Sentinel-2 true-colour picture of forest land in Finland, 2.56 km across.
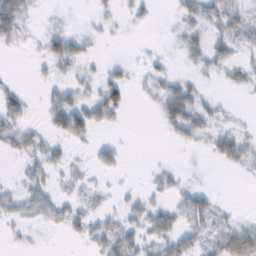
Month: February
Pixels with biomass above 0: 49%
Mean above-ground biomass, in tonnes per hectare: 16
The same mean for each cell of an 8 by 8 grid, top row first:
39 6 1 8 8 8 27 23
8 25 21 1 2 8 25 16
2 10 15 22 11 18 6 14
30 27 45 28 2 45 22 3
22 20 11 11 0 9 13 31
6 16 7 7 3 10 1 4
19 26 13 7 22 24 26 3
6 1 10 31 23 34 22 55
